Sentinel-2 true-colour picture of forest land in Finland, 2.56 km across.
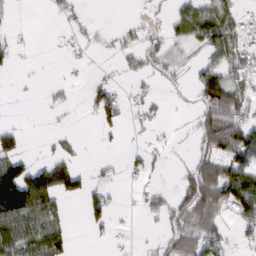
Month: February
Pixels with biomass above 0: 43%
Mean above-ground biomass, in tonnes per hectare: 41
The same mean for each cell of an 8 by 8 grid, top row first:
3 6 17 0 11 40 66 36
19 1 21 17 48 32 69 74
3 4 6 16 18 20 76 55
1 7 5 57 22 3 70 72
39 7 6 5 13 6 69 96
120 95 44 10 25 15 104 107
143 84 18 38 24 54 103 92
117 78 1 13 5 70 77 20
